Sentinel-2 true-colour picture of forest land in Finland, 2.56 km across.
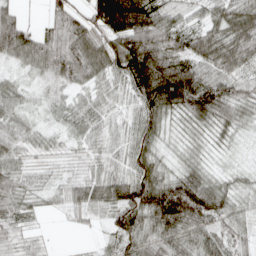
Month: April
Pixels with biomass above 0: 91%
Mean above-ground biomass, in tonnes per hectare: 61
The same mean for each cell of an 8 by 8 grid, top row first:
54 31 49 155 116 41 52 88
106 81 97 84 132 67 82 95
29 43 63 50 131 152 75 74
39 22 50 41 75 68 93 53
52 23 32 41 62 22 26 10
48 20 44 63 77 53 37 20
40 18 59 67 106 137 97 28
25 8 3 35 76 79 74 47
